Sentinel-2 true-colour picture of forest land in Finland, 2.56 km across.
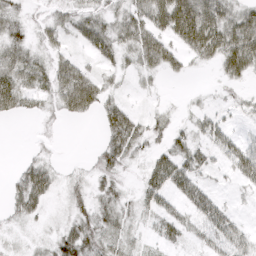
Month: April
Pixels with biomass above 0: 62%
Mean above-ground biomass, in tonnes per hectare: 29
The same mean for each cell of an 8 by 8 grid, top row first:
23 19 32 25 49 92 69 42
36 24 17 39 58 39 69 78
51 41 66 12 12 10 1 29
29 14 42 35 11 8 16 11
0 5 0 40 28 27 27 31
16 33 11 27 26 59 12 31
25 14 25 28 23 24 45 6
7 14 50 35 14 21 30 32
